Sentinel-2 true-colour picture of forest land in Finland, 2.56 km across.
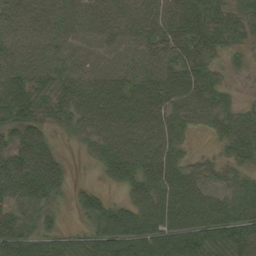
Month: September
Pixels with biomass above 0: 89%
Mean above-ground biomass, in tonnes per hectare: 50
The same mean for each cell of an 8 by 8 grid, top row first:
51 52 58 56 55 70 49 21
47 49 45 52 48 52 41 20
63 44 52 60 56 64 42 5
70 35 49 68 65 51 41 25
49 38 11 53 54 37 5 45
88 74 1 36 61 59 32 26
43 35 13 36 58 87 71 47
58 49 41 95 84 94 76 68
